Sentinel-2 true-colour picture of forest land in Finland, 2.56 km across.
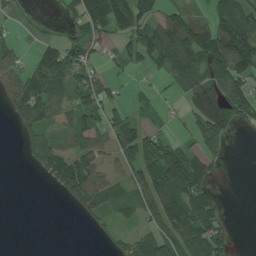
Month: July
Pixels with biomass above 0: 58%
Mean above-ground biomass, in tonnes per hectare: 62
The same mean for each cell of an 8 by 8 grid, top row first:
13 3 50 117 59 63 44 99
38 39 78 25 101 162 133 168
88 136 94 32 7 54 115 103
70 73 91 52 27 15 155 91
12 76 76 61 103 49 66 0
0 46 116 40 108 150 37 0
0 0 45 50 62 118 78 0
0 0 0 25 63 88 94 2
